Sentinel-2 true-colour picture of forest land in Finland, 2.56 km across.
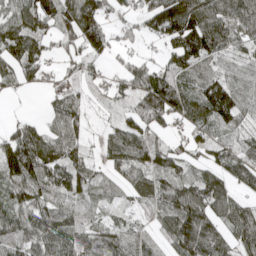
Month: May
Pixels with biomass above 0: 84%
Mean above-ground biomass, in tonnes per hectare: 69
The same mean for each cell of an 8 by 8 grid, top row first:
72 96 139 40 63 135 126 89
109 51 72 56 22 85 126 43
59 32 36 22 111 92 70 28
6 31 47 10 104 82 109 59
104 83 55 57 78 26 41 32
99 99 88 26 49 80 81 61
85 74 48 29 22 102 104 62
81 88 73 72 45 83 123 65
